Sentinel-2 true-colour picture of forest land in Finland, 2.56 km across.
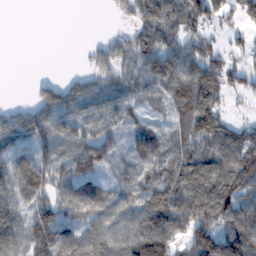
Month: February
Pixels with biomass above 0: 78%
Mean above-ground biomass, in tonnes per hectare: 77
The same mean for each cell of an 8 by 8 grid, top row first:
0 0 0 18 99 88 85 65
0 0 5 71 113 95 69 35
0 30 48 73 87 112 121 53
65 140 61 45 52 68 112 17
97 108 82 60 83 63 81 104
101 87 77 39 80 102 116 122
71 101 116 79 113 124 125 105
74 93 98 86 119 68 160 153
